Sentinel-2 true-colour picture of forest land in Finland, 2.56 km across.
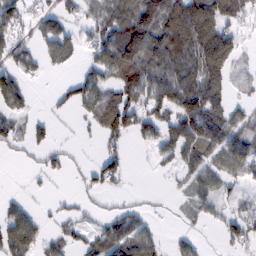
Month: February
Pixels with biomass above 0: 62%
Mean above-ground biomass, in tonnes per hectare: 57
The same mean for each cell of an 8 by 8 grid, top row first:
59 51 31 94 146 133 137 65
60 47 39 130 148 131 142 37
48 7 46 69 117 119 113 10
42 11 27 100 73 91 118 35
30 31 7 30 23 85 100 80
1 23 14 54 1 23 70 50
34 8 18 16 22 14 35 37
87 36 29 85 73 20 5 51
